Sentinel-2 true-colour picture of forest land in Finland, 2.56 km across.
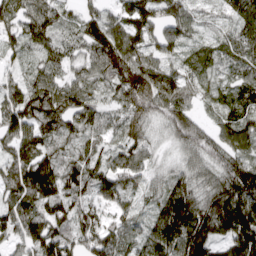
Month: April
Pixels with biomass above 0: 94%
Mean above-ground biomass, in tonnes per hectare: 89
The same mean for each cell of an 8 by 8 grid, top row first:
84 90 58 58 116 92 31 84
53 74 65 124 83 62 45 69
45 79 70 85 121 98 50 68
116 117 107 54 91 93 31 80
92 77 59 51 78 59 87 82
114 128 113 99 66 79 95 135
108 100 93 73 38 159 143 175
70 130 91 97 91 158 118 144
